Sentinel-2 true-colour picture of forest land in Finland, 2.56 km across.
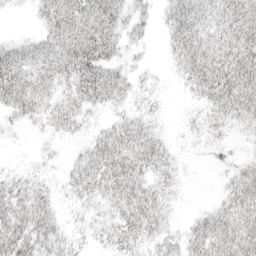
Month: April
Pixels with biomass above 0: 75%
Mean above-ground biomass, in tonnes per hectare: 26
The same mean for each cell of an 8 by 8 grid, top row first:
4 34 47 43 16 32 28 41
24 33 52 33 10 26 35 47
45 32 47 36 10 8 47 48
27 26 27 15 16 2 21 35
3 7 10 38 37 7 14 6
13 8 29 42 29 14 1 25
37 26 13 22 39 8 11 36
45 33 12 21 25 18 37 40
